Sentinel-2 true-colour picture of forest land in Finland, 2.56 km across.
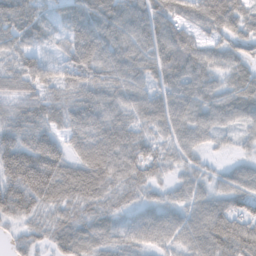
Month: November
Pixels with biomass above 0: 93%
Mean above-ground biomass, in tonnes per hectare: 63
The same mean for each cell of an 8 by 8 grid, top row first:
68 26 71 78 71 58 82 62
51 20 79 80 72 107 48 39
54 59 64 65 58 74 58 43
57 66 78 68 61 84 59 49
93 90 49 88 60 50 29 19
112 120 81 81 60 31 33 47
86 55 63 48 51 49 65 64
28 46 64 46 55 54 82 96
